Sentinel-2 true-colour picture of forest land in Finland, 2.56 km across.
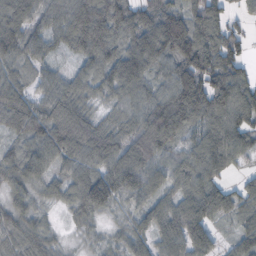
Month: October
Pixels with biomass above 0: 93%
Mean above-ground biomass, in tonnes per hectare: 83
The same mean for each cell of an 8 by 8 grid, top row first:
109 81 135 128 94 92 106 30
92 61 88 92 140 134 109 69
64 62 62 100 95 108 106 81
108 91 88 38 95 145 110 105
35 108 129 74 114 77 104 86
67 53 89 51 89 81 96 24
52 26 71 54 68 91 119 65
41 45 15 30 65 112 96 48
